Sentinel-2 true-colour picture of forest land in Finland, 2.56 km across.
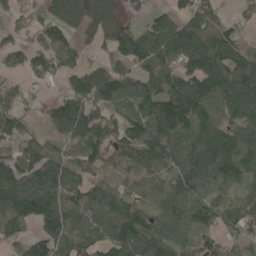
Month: May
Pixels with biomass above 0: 81%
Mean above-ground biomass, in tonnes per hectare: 98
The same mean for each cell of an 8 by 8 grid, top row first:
41 64 108 60 44 74 112 45
73 106 60 63 112 131 166 105
36 55 94 133 89 123 139 165
89 37 147 74 119 167 94 119
68 65 77 115 127 77 121 131
145 125 78 63 83 89 90 100
158 173 107 123 91 95 97 93
51 102 105 107 147 113 65 54
